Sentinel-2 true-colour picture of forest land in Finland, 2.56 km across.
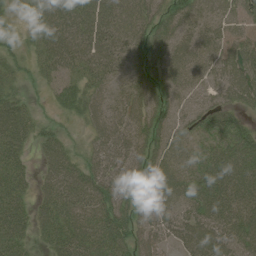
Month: July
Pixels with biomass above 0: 89%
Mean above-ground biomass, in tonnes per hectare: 51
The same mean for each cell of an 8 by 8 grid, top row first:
19 68 72 70 59 58 45 38
23 62 63 56 55 54 45 55
25 28 42 38 47 45 32 64
60 12 38 42 55 40 44 34
54 42 18 64 55 41 41 63
48 39 57 65 62 54 76 72
53 48 58 69 56 46 79 62
51 39 66 77 51 40 74 67
